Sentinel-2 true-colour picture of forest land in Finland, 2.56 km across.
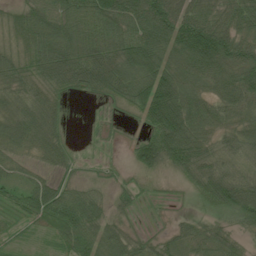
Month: July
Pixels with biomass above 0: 85%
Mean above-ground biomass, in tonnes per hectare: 63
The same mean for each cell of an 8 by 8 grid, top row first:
44 82 99 109 110 98 74 76
40 97 100 80 111 95 137 96
58 74 79 98 106 104 82 97
60 72 0 9 79 132 72 69
53 55 3 4 66 106 49 58
34 33 15 11 19 28 82 45
35 92 78 28 7 5 41 118
11 20 66 70 30 45 53 26
